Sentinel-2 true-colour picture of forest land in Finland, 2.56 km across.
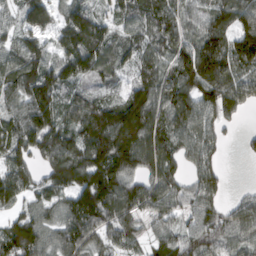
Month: March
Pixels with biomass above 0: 88%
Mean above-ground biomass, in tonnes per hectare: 115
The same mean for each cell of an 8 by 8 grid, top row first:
59 101 138 64 100 139 114 124
77 76 169 85 95 137 165 157
115 154 99 55 101 140 178 136
61 143 134 146 157 164 119 94
120 138 136 182 123 121 116 19
116 61 82 161 107 95 135 0
63 80 169 163 121 99 130 105
149 79 147 107 79 101 168 102
